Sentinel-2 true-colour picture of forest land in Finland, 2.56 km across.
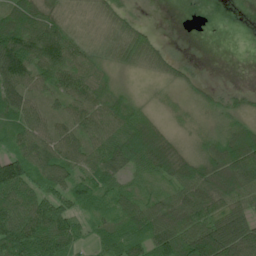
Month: June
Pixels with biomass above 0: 84%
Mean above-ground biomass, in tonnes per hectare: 65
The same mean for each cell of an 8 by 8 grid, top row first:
86 73 20 41 6 0 0 0
126 107 57 39 68 7 0 0
108 69 85 31 8 31 14 1
87 45 69 72 34 21 38 45
60 76 69 84 110 34 59 103
124 132 98 102 45 91 111 138
77 81 53 44 62 78 76 68
104 97 46 57 74 106 169 121
